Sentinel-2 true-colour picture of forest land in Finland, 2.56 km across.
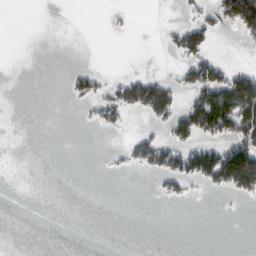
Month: March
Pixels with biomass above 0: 20%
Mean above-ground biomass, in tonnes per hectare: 24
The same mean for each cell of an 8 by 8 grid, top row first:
0 0 0 5 0 2 27 110
0 0 0 0 0 33 46 5
0 0 35 19 53 29 99 87
0 0 4 47 48 64 141 130
0 0 0 4 47 64 52 96
0 0 0 3 7 67 84 147
0 0 0 0 0 1 0 1
0 0 0 0 0 0 0 0
